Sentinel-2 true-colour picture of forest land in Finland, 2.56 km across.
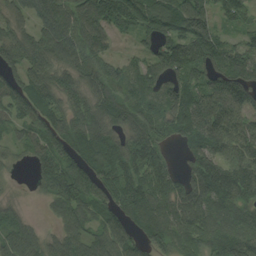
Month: August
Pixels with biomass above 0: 87%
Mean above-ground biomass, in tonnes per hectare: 96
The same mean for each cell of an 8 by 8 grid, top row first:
63 101 116 125 108 111 90 69
108 114 109 43 48 110 119 89
97 92 99 85 92 85 94 141
107 103 90 118 93 120 151 98
44 109 115 94 120 43 132 95
7 112 129 95 103 73 142 112
24 39 99 88 116 97 96 80
117 57 102 112 88 99 98 114
